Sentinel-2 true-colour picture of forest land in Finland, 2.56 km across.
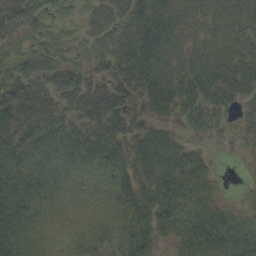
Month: September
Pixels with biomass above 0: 88%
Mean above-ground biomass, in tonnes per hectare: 40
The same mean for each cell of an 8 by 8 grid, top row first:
73 44 23 56 56 40 33 39
36 41 27 48 62 39 35 36
42 41 37 42 57 48 54 53
49 41 44 58 32 35 45 24
39 43 44 47 43 29 13 13
49 42 28 36 42 58 32 2
54 29 10 27 48 56 44 21
52 20 20 26 41 36 57 55
